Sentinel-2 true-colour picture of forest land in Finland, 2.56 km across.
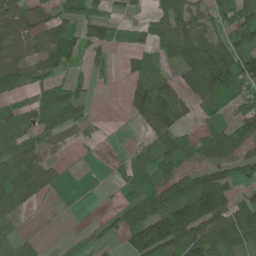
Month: June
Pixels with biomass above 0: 63%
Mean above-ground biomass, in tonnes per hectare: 60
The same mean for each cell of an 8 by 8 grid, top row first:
81 44 78 44 28 85 54 76
67 82 58 48 56 70 89 84
56 47 34 11 88 52 149 101
30 68 46 0 90 92 28 56
68 30 19 1 24 67 64 95
93 33 1 14 51 66 87 75
47 2 0 19 110 163 154 76
34 4 12 25 126 117 106 76
